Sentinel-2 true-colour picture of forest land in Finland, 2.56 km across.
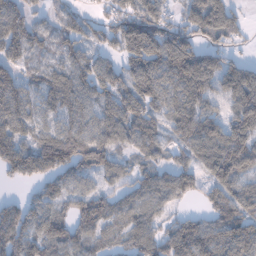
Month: January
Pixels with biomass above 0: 84%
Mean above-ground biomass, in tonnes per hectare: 86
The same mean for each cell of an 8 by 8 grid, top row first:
82 40 46 69 127 51 143 37
79 49 65 61 159 160 73 27
68 70 86 75 114 122 111 135
93 59 76 91 87 88 86 111
104 136 105 81 76 60 131 118
59 83 70 61 62 95 72 86
72 70 84 77 76 38 57 93
115 106 81 51 91 127 117 129
